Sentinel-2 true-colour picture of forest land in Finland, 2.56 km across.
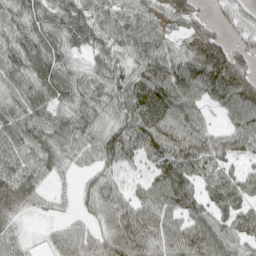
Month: April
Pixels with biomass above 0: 88%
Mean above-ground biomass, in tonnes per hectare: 66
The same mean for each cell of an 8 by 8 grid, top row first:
69 70 76 72 64 42 20 50
79 85 46 61 84 47 61 44
69 92 59 73 98 99 100 68
75 80 75 67 106 83 33 85
67 79 69 93 86 90 69 68
73 40 26 45 36 103 56 50
56 22 24 67 73 77 63 68
34 18 53 65 82 70 97 59
